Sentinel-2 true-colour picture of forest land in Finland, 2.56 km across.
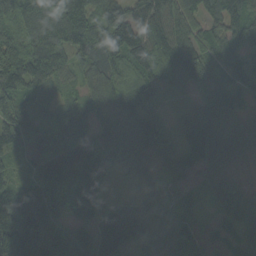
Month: September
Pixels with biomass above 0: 93%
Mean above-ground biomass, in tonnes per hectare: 97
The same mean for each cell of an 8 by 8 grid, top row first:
123 166 153 109 116 106 86 98
107 191 140 167 115 114 83 76
124 85 51 133 113 82 58 94
97 27 73 75 99 31 91 83
97 89 105 100 116 51 162 133
60 108 106 59 63 57 79 47
104 147 82 72 110 73 36 115
148 112 94 132 92 107 33 68
